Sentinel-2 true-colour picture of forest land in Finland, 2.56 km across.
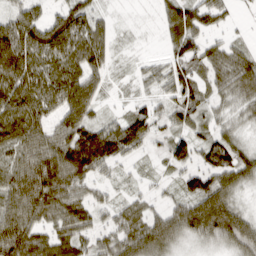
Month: March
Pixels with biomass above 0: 83%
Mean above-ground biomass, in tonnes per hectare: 54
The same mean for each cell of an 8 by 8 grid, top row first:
55 39 62 12 0 62 49 9
114 98 80 25 2 41 44 29
98 80 80 16 26 58 39 65
92 66 79 13 39 49 38 33
76 73 86 84 36 55 55 41
71 90 62 21 12 26 65 58
80 68 55 31 33 43 101 42
86 59 51 45 70 47 47 68
